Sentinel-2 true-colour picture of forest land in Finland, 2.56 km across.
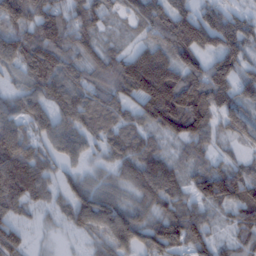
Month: February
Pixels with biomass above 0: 91%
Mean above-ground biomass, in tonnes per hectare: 96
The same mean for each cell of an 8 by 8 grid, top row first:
148 126 96 49 107 140 99 72
121 139 89 46 72 139 97 128
21 118 79 118 204 148 173 114
65 84 108 101 110 209 164 103
127 63 71 79 90 58 82 54
167 71 42 48 112 79 104 126
73 42 84 87 61 93 76 107
92 7 22 85 77 121 92 70
